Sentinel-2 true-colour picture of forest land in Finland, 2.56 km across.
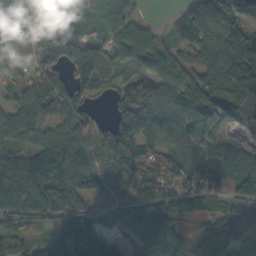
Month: October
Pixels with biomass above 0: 87%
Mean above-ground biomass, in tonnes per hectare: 87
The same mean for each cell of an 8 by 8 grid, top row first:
151 82 47 70 16 33 114 86
28 137 112 64 108 69 111 135
82 87 87 30 35 93 104 164
65 66 77 40 73 88 149 77
62 97 99 145 75 89 55 56
114 142 92 83 78 67 108 121
93 99 81 60 119 85 62 89
58 76 203 45 88 77 68 106
